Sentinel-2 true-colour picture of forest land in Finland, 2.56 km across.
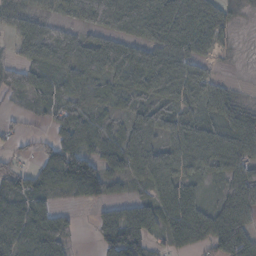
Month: November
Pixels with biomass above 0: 81%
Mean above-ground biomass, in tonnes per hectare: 67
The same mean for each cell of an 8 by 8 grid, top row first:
59 33 55 97 97 116 80 17
44 88 66 67 67 75 44 9
53 56 67 59 89 93 53 4
16 35 60 38 67 62 55 68
20 34 79 75 83 82 107 93
54 79 158 72 71 80 43 93
80 56 16 55 87 90 41 96
102 123 7 95 96 68 66 89
